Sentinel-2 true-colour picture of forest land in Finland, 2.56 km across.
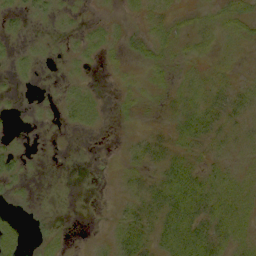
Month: September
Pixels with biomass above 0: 51%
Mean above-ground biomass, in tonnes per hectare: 9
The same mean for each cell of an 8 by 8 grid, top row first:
7 6 3 2 7 6 6 16
4 3 7 7 10 7 6 5
3 1 4 1 5 6 8 5
1 2 17 2 3 11 21 12
3 0 0 0 15 13 12 7
10 1 0 1 12 29 15 12
2 1 0 3 21 39 26 18
13 5 0 13 25 37 34 12
